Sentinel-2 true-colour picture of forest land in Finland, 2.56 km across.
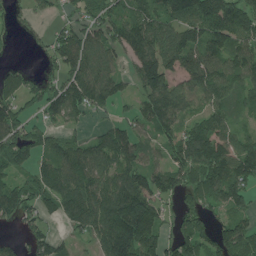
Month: July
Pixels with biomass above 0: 77%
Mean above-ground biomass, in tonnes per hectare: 107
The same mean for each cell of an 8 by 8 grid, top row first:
33 38 68 110 126 115 148 157
5 59 136 109 156 145 135 125
66 60 132 98 115 84 134 105
92 93 78 40 97 116 96 69
124 67 77 130 69 150 205 107
69 111 129 124 129 127 157 171
120 74 142 160 163 60 81 86
41 90 37 172 186 114 98 156
